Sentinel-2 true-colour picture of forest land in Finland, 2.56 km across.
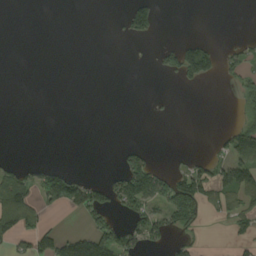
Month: August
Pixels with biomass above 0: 24%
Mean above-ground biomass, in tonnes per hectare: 32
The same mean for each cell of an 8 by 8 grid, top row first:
0 0 0 1 78 0 0 0
0 0 0 0 2 49 45 24
0 0 0 0 0 27 36 43
0 0 0 0 0 3 0 38
0 0 0 1 13 0 4 93
49 78 26 28 152 63 72 107
103 53 86 56 93 129 42 55
63 57 71 93 80 25 8 22
